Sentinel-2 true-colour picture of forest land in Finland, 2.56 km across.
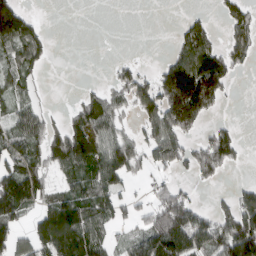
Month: March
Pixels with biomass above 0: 55%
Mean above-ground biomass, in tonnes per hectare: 79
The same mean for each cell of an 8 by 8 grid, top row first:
186 2 0 0 0 4 26 72
96 35 0 0 0 65 99 73
60 6 4 38 68 223 210 9
63 32 69 80 102 251 98 0
101 93 174 105 86 116 100 38
121 64 92 119 22 33 66 3
129 88 112 82 47 179 29 93
86 128 168 50 105 148 102 184
